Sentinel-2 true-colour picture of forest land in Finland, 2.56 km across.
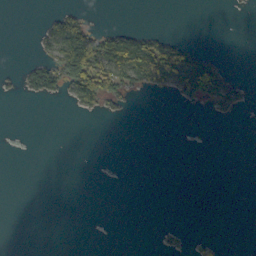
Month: October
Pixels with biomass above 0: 15%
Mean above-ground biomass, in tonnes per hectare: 15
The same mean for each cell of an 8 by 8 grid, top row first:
0 12 32 0 0 0 0 1
0 28 113 84 85 65 3 0
9 53 89 69 57 63 91 13
0 0 20 13 0 0 5 9
0 0 0 0 0 0 0 0
0 0 0 0 0 0 0 0
0 0 0 0 0 0 0 0
0 0 0 1 0 8 6 0
